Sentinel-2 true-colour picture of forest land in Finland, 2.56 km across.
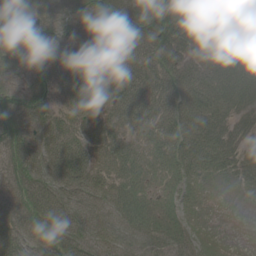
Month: June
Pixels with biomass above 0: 94%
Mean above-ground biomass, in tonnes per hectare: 50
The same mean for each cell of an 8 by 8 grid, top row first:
79 57 51 69 80 72 59 45
62 58 39 51 52 58 56 60
37 55 53 62 59 63 60 69
61 59 56 48 52 65 66 43
65 54 55 45 23 60 54 34
62 63 62 47 27 33 19 21
66 89 49 42 35 23 5 1
75 81 68 38 33 33 12 0
